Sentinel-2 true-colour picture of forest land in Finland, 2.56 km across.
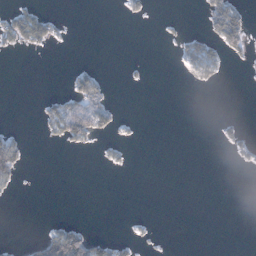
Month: January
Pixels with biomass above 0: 14%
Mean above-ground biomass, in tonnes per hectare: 11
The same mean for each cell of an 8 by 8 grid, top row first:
39 20 0 0 10 2 44 38
21 15 0 0 0 11 31 36
0 0 34 4 2 1 15 1
0 27 78 28 0 0 0 0
29 7 27 10 1 0 0 16
30 0 0 1 0 0 0 1
0 0 0 0 0 0 0 0
2 49 58 24 4 0 0 0
